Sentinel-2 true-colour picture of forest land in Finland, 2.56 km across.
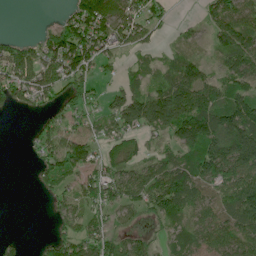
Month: June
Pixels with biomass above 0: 70%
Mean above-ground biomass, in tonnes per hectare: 67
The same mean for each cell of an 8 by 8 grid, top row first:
0 0 102 103 71 9 41 73
72 87 134 63 40 19 20 96
127 84 81 21 31 77 59 76
26 36 59 56 140 183 124 122
0 67 93 48 29 61 135 198
0 66 65 66 68 96 104 105
0 13 55 61 62 87 70 118
19 31 80 60 34 34 67 77
